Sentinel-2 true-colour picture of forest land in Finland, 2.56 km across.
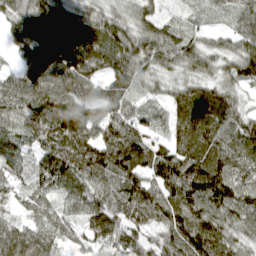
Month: April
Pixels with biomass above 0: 94%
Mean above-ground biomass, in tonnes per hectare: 85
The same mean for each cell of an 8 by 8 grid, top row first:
79 104 65 68 66 19 36 60
66 148 101 104 93 80 50 67
66 120 104 79 62 53 62 69
99 136 130 84 42 62 103 74
86 86 100 110 87 81 108 119
62 90 94 93 82 122 143 74
38 43 68 115 123 129 104 90
86 57 47 104 64 100 141 68
